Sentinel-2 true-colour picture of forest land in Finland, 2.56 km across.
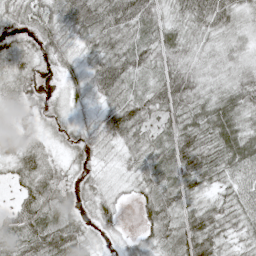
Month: May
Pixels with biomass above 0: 93%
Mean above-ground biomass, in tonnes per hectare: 40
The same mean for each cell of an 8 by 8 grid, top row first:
38 42 67 57 58 36 64 41
25 36 23 34 47 52 29 32
31 8 30 65 30 72 33 44
22 23 17 44 44 53 64 61
24 15 33 24 31 72 58 77
32 34 21 12 34 62 50 46
34 39 25 32 33 46 44 41
49 67 38 15 24 55 59 22
